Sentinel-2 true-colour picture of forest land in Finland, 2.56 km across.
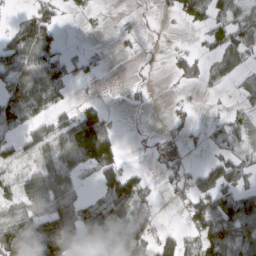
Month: March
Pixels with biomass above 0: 54%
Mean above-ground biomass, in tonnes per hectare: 51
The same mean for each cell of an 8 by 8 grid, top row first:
9 48 14 3 3 29 81 51
74 79 7 3 11 10 29 52
76 96 16 0 7 20 29 28
86 49 49 14 4 13 2 27
31 68 155 86 8 14 16 36
28 88 48 77 31 46 73 61
61 105 91 80 48 15 92 97
113 173 113 90 65 49 88 79
